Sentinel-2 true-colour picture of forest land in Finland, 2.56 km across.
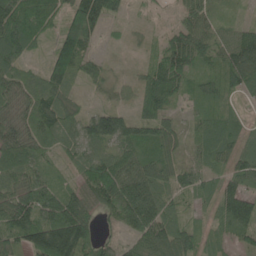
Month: June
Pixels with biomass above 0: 87%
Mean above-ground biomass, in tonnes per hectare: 63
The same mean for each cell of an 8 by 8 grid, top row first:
115 67 123 48 12 26 49 9
95 34 109 5 13 92 60 102
67 71 35 27 53 78 44 86
58 81 37 64 54 28 42 17
104 47 58 66 74 49 52 44
76 38 42 104 85 51 39 64
109 87 94 70 106 30 20 96
81 158 131 30 65 83 27 35
